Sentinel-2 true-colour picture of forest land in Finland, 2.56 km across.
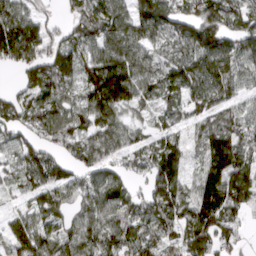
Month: March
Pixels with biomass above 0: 86%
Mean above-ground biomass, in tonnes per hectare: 80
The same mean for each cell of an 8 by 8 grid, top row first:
99 35 67 86 91 73 85 81
160 91 71 108 69 67 109 79
22 103 80 160 76 86 95 69
76 88 75 108 37 48 69 50
61 57 73 97 45 67 86 85
55 96 79 71 50 91 116 111
31 92 52 87 69 87 147 65
85 87 87 81 80 51 101 41
